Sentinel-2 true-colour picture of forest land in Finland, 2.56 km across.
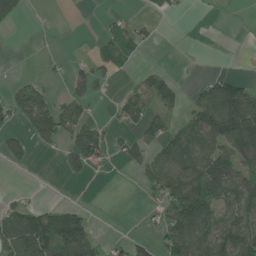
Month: June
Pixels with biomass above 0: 42%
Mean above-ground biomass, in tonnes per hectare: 44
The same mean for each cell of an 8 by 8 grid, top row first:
46 0 0 13 15 13 0 0
0 0 1 34 26 0 1 3
13 13 33 13 18 20 30 40
61 82 46 11 43 23 106 138
48 36 71 34 38 78 80 99
1 0 24 5 38 99 117 70
50 44 29 0 8 110 101 89
105 130 120 15 25 96 82 103
